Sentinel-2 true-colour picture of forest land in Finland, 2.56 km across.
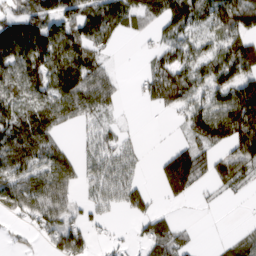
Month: March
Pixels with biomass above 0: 67%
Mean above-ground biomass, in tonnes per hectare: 66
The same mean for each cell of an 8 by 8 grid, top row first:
70 81 89 104 64 114 78 90
127 127 98 25 10 83 53 101
101 99 121 40 43 93 89 130
74 96 74 26 6 42 101 150
103 79 21 51 9 28 56 106
86 92 58 76 15 146 58 56
67 103 42 31 49 10 8 1
15 42 73 18 45 52 2 32
